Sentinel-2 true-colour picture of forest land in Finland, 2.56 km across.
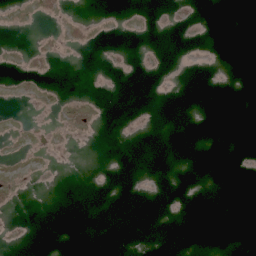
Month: May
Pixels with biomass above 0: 12%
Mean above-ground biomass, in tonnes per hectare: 2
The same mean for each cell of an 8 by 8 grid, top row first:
5 10 4 3 5 11 1 0
6 11 8 5 5 1 3 0
6 5 0 2 1 3 1 0
2 6 14 0 3 0 0 0
4 5 3 0 0 0 0 0
7 3 0 0 1 0 0 1
5 0 0 0 0 1 0 0
5 0 0 0 0 0 0 0
